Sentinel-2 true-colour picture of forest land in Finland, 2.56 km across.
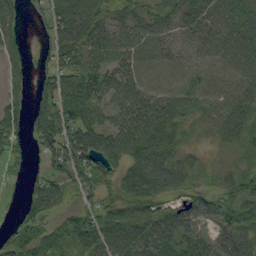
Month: September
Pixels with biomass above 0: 83%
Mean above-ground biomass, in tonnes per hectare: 59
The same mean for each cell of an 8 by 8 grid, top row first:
37 48 100 48 50 59 67 79
35 35 86 71 65 38 65 83
31 43 87 58 49 54 63 66
44 68 90 13 70 69 53 67
43 63 83 67 96 60 19 38
13 44 77 46 88 82 32 50
11 69 43 58 76 48 48 81
46 50 69 91 76 76 48 71
